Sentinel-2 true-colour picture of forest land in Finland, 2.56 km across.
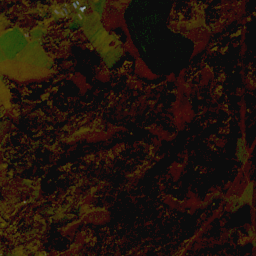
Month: October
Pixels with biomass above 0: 82%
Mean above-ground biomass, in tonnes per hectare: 100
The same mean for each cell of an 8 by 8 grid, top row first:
61 67 31 18 0 66 124 79
3 75 104 60 18 5 165 167
62 109 96 102 63 77 125 112
93 125 161 79 76 65 77 110
194 126 100 107 115 138 228 114
112 146 131 59 82 145 178 104
98 89 48 95 171 123 90 62
148 130 99 143 122 115 93 107
